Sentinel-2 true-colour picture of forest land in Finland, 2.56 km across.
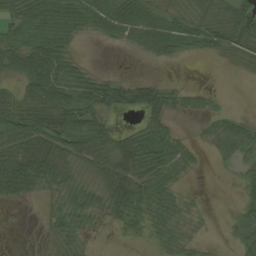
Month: August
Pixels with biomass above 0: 68%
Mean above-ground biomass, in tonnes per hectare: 34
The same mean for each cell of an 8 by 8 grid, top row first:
38 55 52 62 61 32 34 51
44 54 7 5 38 32 38 36
33 73 40 27 20 4 0 1
60 71 61 35 60 19 17 8
68 65 58 45 49 32 17 46
75 52 22 57 63 30 1 18
6 14 40 41 47 28 4 19
0 8 20 3 15 36 7 33
